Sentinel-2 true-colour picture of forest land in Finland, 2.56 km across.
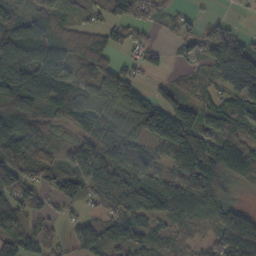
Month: October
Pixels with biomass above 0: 82%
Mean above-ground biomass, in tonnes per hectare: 84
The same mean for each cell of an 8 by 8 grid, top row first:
59 76 30 65 58 33 12 7
170 151 67 61 49 36 85 112
128 137 74 91 22 22 40 204
75 50 63 81 112 135 53 81
115 48 67 98 69 162 119 105
82 74 112 122 93 85 147 70
67 35 45 77 121 134 99 71
86 52 79 91 72 38 57 264
